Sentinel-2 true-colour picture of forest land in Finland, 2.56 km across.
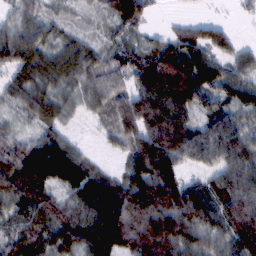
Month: February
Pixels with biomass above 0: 90%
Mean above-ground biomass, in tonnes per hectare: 85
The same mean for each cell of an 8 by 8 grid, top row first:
47 38 19 73 67 9 10 11
101 53 51 44 58 88 88 37
55 65 86 83 105 161 99 73
30 60 35 80 137 128 60 64
70 90 25 33 128 143 112 98
122 101 106 43 132 90 51 112
65 89 88 127 172 165 108 142
67 94 96 132 178 170 77 111
